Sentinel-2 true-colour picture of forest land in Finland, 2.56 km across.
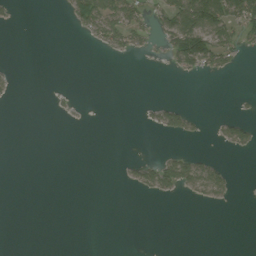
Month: August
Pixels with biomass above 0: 17%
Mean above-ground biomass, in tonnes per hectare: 15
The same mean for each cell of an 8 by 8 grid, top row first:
6 0 44 74 38 89 116 83
0 0 1 27 19 77 107 33
5 0 0 0 0 3 7 0
0 3 2 0 7 35 2 5
0 0 0 0 0 2 3 37
0 0 0 0 39 63 51 1
0 0 0 0 0 0 4 0
0 0 0 0 0 0 0 0
